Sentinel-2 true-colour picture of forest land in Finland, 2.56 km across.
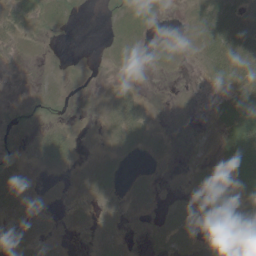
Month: June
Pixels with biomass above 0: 39%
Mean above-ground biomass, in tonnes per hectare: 7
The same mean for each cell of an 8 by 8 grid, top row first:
12 10 3 6 9 0 20 23
3 1 0 5 3 3 23 38
0 3 0 1 1 1 10 33
4 9 1 16 11 0 4 33
4 20 2 6 10 2 3 37
8 1 2 7 3 0 3 22
7 1 2 2 3 4 0 5
3 3 0 4 1 6 1 0
